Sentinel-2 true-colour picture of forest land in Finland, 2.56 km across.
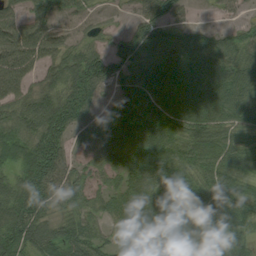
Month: August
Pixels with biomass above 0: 88%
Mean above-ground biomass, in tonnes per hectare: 66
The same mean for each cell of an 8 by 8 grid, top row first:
50 63 35 18 53 36 6 16
84 74 52 51 77 62 56 60
69 46 107 66 71 80 88 76
61 95 87 38 77 81 82 70
83 102 30 75 90 71 84 69
59 90 43 43 77 74 68 65
78 46 48 49 85 95 98 73
72 59 87 37 78 77 61 67
